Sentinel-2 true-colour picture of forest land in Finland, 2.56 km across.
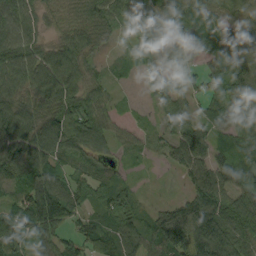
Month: September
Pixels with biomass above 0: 89%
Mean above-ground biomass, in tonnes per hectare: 68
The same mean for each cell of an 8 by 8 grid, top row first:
84 37 61 68 72 95 75 53
99 58 76 17 51 75 63 77
80 103 73 26 27 64 48 69
102 78 76 37 8 75 52 80
101 109 77 43 20 67 75 67
96 96 40 48 7 17 92 65
89 161 66 70 30 48 96 102
93 66 58 68 70 63 132 85
